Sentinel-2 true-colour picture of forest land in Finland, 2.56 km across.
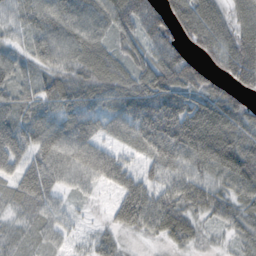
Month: October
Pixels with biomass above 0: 92%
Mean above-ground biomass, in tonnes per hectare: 65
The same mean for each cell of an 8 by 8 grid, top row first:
45 69 71 84 109 85 90 54
38 78 70 48 57 72 77 90
61 58 61 70 80 101 73 81
65 46 73 62 100 121 111 79
77 73 77 33 64 106 124 75
57 69 59 65 46 59 68 90
44 46 15 32 85 70 68 56
39 30 16 30 20 44 20 36
